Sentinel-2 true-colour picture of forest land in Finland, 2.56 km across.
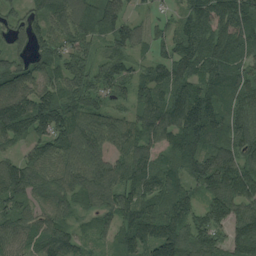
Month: August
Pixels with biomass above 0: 93%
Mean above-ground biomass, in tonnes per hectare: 114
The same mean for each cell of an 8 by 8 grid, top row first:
51 131 149 124 39 66 192 161
60 106 99 90 50 113 131 107
122 101 106 114 80 103 115 123
204 205 105 80 100 143 180 116
87 135 133 93 101 107 110 135
136 92 117 114 111 69 137 174
97 78 77 112 95 106 132 120
87 128 69 70 133 175 145 175
